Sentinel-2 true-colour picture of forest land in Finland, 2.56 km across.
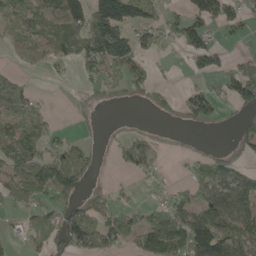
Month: May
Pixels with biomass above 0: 51%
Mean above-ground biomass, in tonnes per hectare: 59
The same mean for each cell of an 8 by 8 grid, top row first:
63 72 100 202 78 32 100 56
28 62 84 169 49 19 92 11
34 7 22 45 51 3 29 126
72 23 9 1 6 39 78 44
91 54 30 10 55 2 2 44
87 138 82 2 20 4 81 88
38 44 62 48 34 69 98 91
17 57 105 62 82 126 176 91
